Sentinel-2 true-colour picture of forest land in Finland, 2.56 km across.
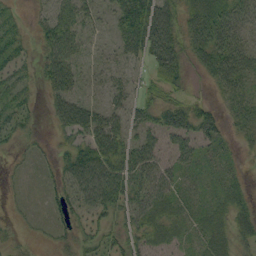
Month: September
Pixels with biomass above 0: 76%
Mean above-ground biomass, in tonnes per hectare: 32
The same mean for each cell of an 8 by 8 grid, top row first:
15 32 35 30 87 47 54 54
29 40 27 15 68 50 59 42
25 33 23 19 17 34 20 37
30 16 48 33 30 39 22 25
15 7 34 65 41 37 26 12
6 10 64 74 54 29 16 9
6 13 34 45 47 28 24 21
13 11 24 28 33 26 31 20
